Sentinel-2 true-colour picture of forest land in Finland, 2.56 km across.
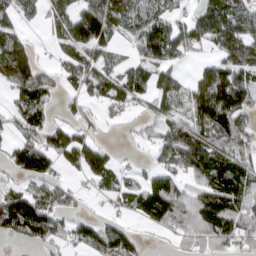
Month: March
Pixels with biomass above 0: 69%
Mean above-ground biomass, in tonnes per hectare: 71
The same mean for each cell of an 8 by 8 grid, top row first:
51 50 113 92 72 37 95 82
85 12 83 56 83 78 41 114
86 47 61 65 85 55 125 117
51 48 21 27 23 66 159 121
46 79 81 12 24 153 130 86
46 69 37 65 37 64 93 98
125 92 22 16 88 111 118 95
34 65 67 111 19 38 81 57
